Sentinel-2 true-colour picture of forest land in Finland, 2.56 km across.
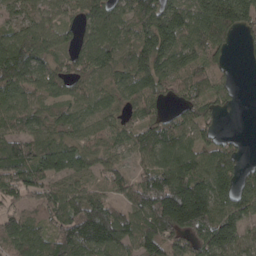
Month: April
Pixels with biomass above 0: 86%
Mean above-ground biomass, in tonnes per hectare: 97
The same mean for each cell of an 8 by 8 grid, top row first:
55 61 59 103 118 130 183 163
130 76 66 109 128 121 120 19
143 77 65 71 126 68 73 8
92 62 71 68 75 42 63 5
110 108 77 56 95 125 66 21
110 113 67 58 77 165 131 85
56 90 136 97 123 249 183 104
103 103 162 158 120 87 138 89
